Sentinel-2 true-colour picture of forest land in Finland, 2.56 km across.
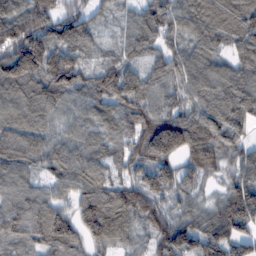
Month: February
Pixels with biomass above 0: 94%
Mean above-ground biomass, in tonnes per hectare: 110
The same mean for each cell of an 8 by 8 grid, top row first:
132 137 98 51 95 107 130 149
164 150 103 46 96 81 95 93
149 156 111 117 102 105 106 108
88 102 87 95 113 104 130 117
91 83 99 98 163 172 157 89
102 70 114 87 130 122 79 105
110 120 107 160 128 85 69 169
74 135 80 103 46 151 115 102
